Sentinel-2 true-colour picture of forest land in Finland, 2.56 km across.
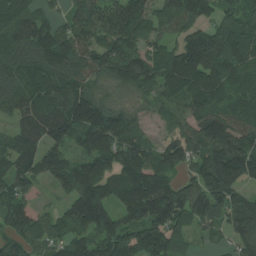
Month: July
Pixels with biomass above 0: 91%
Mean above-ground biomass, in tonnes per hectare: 151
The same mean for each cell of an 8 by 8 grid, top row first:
226 89 129 172 183 175 97 155
209 180 141 180 145 123 216 190
160 176 152 118 154 182 190 149
110 189 230 144 52 82 166 139
136 143 102 162 120 121 200 179
161 102 169 121 194 97 201 179
128 43 188 136 218 219 163 157
134 116 115 171 182 128 28 123
